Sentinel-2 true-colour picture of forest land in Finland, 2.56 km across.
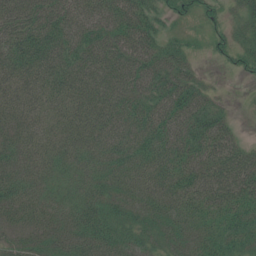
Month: July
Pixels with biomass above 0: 92%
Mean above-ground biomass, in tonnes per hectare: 54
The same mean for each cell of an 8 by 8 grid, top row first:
81 78 61 70 73 25 21 30
84 77 62 73 73 43 14 35
69 66 68 65 65 70 15 8
58 42 61 68 65 71 58 4
57 44 59 68 66 73 63 33
76 55 51 49 60 71 49 65
51 58 61 47 49 57 53 55
26 33 55 62 38 41 50 49
